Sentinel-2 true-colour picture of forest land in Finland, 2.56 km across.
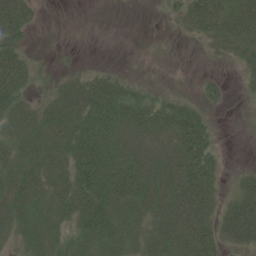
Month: June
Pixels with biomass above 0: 69%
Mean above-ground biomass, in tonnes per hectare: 35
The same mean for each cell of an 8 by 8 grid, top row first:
53 1 0 0 0 20 65 62
36 0 2 0 0 0 15 41
52 13 27 31 7 0 12 10
47 36 56 65 61 53 17 2
42 44 65 53 43 56 40 1
44 45 59 59 58 61 54 17
46 42 53 56 50 55 38 58
29 39 40 45 46 54 51 41
